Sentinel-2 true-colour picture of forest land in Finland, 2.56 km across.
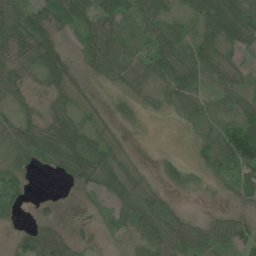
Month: July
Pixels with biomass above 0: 77%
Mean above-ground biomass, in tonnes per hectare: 37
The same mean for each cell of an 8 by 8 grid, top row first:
74 45 41 47 49 27 66 70
49 63 31 50 27 68 56 45
41 51 24 27 30 63 35 34
29 30 33 18 15 19 18 34
45 71 56 32 1 0 27 93
35 6 45 48 17 27 13 43
22 10 5 24 45 17 4 17
27 66 18 12 54 49 50 49
